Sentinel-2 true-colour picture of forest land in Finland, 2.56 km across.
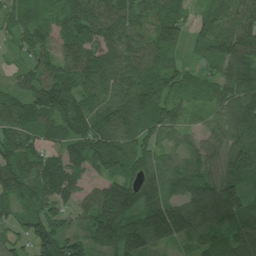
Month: July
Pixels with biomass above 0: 94%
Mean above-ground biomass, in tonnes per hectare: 103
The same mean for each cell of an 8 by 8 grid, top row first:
62 52 132 128 72 80 66 113
38 70 116 119 98 79 101 143
44 105 111 97 109 90 60 131
92 116 135 115 136 95 60 175
102 70 120 134 96 51 71 139
130 143 78 117 134 88 71 127
78 92 66 210 144 117 160 126
67 127 62 154 141 77 92 102
